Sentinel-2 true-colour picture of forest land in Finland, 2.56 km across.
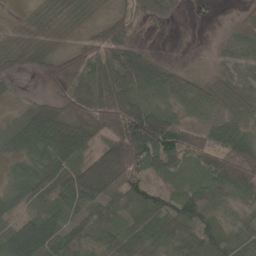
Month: May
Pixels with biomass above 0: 81%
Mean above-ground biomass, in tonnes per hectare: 50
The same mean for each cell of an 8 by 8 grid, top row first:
2 14 13 40 14 9 0 4
25 21 57 79 20 10 7 25
12 68 70 91 58 33 16 22
9 65 80 112 91 31 23 29
36 71 71 98 133 77 56 81
39 41 108 144 54 24 60 94
27 32 69 60 62 49 38 24
112 87 47 42 47 54 50 32
